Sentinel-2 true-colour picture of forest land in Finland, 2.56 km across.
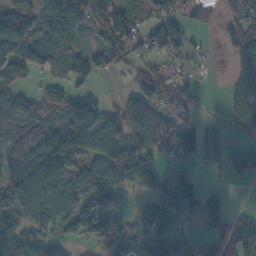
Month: October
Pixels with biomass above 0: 70%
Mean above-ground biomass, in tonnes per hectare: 62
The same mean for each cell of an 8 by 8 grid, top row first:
92 106 105 99 56 63 45 68
87 51 39 83 48 55 9 111
45 20 46 8 76 46 2 50
50 43 105 40 105 74 7 53
58 102 88 80 77 92 41 55
61 90 79 83 74 77 5 45
87 92 93 45 36 89 64 7
90 53 25 81 67 52 35 87
